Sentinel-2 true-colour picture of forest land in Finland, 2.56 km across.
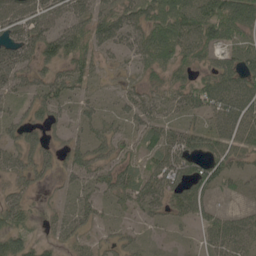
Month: May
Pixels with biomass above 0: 78%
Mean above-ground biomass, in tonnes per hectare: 49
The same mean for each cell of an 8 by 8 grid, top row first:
74 67 57 58 63 85 92 85
102 79 63 38 63 83 55 62
65 54 47 10 32 38 45 72
27 44 30 23 47 30 53 77
46 36 36 53 44 76 53 59
34 29 41 57 56 65 69 36
46 10 39 25 42 44 38 19
55 21 29 27 19 11 37 64
